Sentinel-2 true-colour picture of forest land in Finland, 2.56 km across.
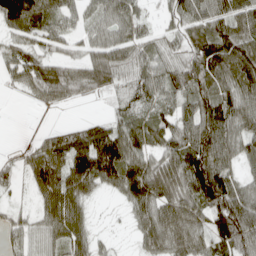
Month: April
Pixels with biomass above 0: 82%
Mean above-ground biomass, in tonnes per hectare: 65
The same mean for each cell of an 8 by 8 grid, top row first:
108 73 46 72 27 43 77 79
49 41 31 73 45 34 92 98
38 86 55 51 61 70 84 106
0 12 2 27 43 60 92 93
6 59 94 131 75 70 112 68
22 101 109 88 111 79 139 56
18 68 58 5 77 89 91 110
36 50 63 15 52 80 66 100
